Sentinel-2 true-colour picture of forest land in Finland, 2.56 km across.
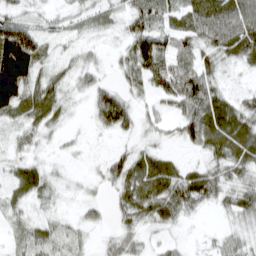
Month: March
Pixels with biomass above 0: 79%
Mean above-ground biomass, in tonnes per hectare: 40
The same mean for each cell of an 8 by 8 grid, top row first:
35 18 26 27 60 41 84 85
149 23 19 14 80 57 47 70
172 41 30 16 52 70 57 11
57 44 8 60 20 30 79 56
20 15 9 11 17 15 54 64
29 23 7 40 53 51 50 32
21 16 16 19 50 52 18 49
16 36 20 22 22 12 12 37
